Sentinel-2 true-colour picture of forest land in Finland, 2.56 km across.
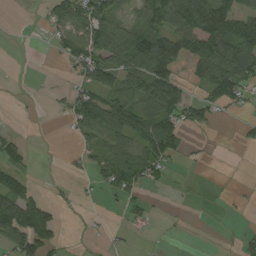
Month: August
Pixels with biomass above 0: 48%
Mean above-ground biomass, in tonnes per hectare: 51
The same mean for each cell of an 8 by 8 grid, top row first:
0 46 98 67 68 121 160 87
0 10 84 107 150 128 130 137
1 1 46 75 106 71 95 116
3 5 75 103 96 91 52 17
41 0 22 54 102 71 3 12
56 1 15 72 70 5 2 0
115 53 4 5 24 2 1 5
80 95 2 8 2 2 0 19
